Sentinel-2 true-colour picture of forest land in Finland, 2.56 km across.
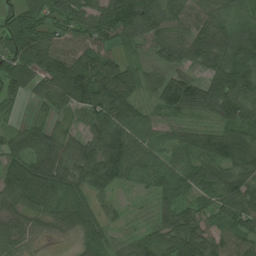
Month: July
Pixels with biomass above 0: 91%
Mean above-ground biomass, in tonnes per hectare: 82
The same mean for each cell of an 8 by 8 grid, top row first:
83 72 87 127 139 67 61 62
115 107 81 59 61 77 127 137
87 91 141 157 66 89 94 121
25 45 70 109 47 82 82 93
79 104 63 95 73 67 123 110
102 111 71 78 63 81 79 103
61 71 79 31 26 90 66 105
80 27 36 44 55 85 85 78
